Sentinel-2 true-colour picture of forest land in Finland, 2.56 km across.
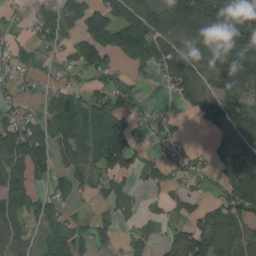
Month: August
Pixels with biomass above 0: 67%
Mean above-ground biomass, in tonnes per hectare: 71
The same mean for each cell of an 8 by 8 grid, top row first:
20 93 106 115 103 115 128 180
46 43 90 91 114 104 122 133
32 21 26 48 30 81 69 123
42 33 88 92 31 12 92 114
89 77 87 166 17 32 12 65
102 46 56 82 45 36 31 120
60 61 13 41 18 30 49 126
63 49 77 55 34 69 134 73
